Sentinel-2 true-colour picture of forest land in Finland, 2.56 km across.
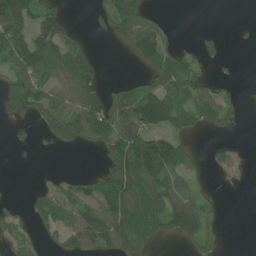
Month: June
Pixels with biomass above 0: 52%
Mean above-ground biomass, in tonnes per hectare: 55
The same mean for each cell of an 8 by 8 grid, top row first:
123 68 1 71 62 1 0 0
109 92 49 7 96 38 30 4
81 69 116 9 48 98 31 8
77 97 125 95 125 91 71 20
14 37 75 102 85 54 11 13
0 11 23 96 98 61 15 12
25 84 92 105 119 75 35 0
55 30 84 75 63 32 41 0
